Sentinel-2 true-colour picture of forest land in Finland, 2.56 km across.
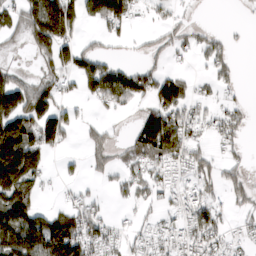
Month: March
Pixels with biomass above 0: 57%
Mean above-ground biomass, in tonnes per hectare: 57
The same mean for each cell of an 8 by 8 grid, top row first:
61 203 93 121 18 22 1 2
12 111 55 18 20 31 43 3
56 60 79 119 73 67 24 11
130 105 17 32 39 87 25 27
178 78 17 35 88 103 24 21
172 20 16 33 47 30 44 33
144 34 45 11 16 25 62 24
143 150 103 32 25 41 58 18
